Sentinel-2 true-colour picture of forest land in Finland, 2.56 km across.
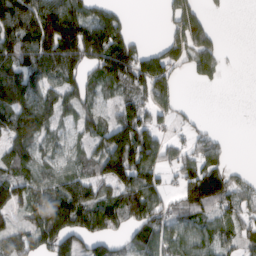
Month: March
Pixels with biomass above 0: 70%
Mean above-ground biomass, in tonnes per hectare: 99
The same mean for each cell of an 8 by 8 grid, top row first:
179 181 151 83 0 97 41 0
156 167 185 172 52 98 116 1
184 97 96 125 147 65 56 0
158 126 80 49 101 52 2 0
120 81 56 179 193 59 92 0
92 80 82 147 142 68 156 36
82 143 165 141 119 77 106 93
107 145 114 87 110 83 78 82
